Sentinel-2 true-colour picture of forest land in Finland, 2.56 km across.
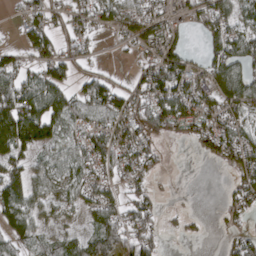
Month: April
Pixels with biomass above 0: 66%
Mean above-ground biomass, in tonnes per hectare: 59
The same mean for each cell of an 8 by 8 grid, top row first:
14 58 65 73 69 33 59 63
30 69 61 8 39 48 59 93
69 73 36 37 65 119 51 104
136 97 51 77 94 85 54 49
143 75 53 69 68 18 51 64
94 65 64 52 49 3 0 44
104 37 34 63 70 6 0 47
71 40 66 109 83 6 7 58
